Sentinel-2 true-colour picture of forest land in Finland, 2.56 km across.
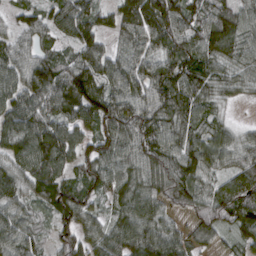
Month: March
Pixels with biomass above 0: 94%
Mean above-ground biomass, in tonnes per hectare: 93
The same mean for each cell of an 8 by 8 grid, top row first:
49 74 101 65 141 126 91 83
82 64 83 55 87 110 105 98
89 121 127 91 99 121 88 67
110 97 110 130 111 120 72 7
104 149 106 115 115 93 94 75
80 125 82 103 110 130 60 89
69 71 125 67 99 84 110 122
90 40 99 95 109 78 26 55
